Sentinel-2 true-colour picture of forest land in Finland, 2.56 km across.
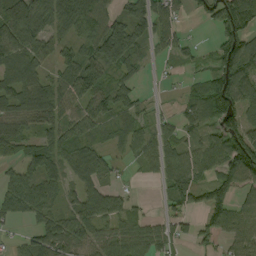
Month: September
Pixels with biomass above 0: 75%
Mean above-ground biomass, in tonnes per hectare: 62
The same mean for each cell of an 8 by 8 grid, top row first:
138 87 96 59 74 47 40 111
116 56 45 127 39 31 16 133
85 51 34 41 14 10 75 129
55 74 56 57 26 26 108 104
52 53 68 29 61 37 47 144
41 56 47 21 20 99 55 123
58 49 28 33 13 46 93 58
18 85 54 81 78 51 43 83
